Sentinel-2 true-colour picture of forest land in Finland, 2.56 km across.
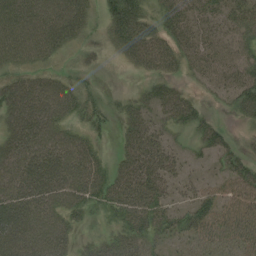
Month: August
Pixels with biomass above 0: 81%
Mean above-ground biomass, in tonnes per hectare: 44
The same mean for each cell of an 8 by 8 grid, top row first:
63 73 59 51 55 48 37 51
58 54 28 33 80 50 42 44
42 41 22 2 20 27 32 58
64 63 32 16 34 53 17 37
62 66 47 8 64 17 34 23
67 73 60 45 75 29 14 50
67 56 35 30 57 29 47 65
62 61 18 28 41 24 42 53
